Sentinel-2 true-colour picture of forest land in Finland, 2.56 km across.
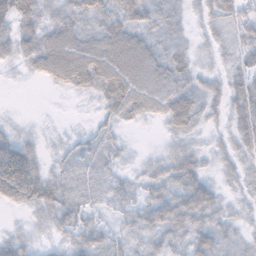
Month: November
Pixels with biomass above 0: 82%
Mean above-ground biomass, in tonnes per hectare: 33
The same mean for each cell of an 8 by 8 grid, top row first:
55 28 45 45 40 16 27 38
40 54 62 64 49 21 16 30
4 29 48 61 58 39 21 33
3 2 2 30 36 55 25 44
44 9 19 16 2 23 15 37
111 32 22 20 19 44 24 24
21 42 38 16 31 52 50 15
27 14 38 30 35 37 41 17
